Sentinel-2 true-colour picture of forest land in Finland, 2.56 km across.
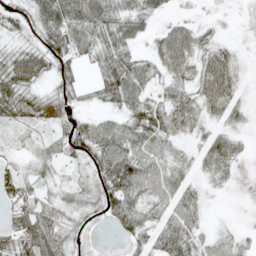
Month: May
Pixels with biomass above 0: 78%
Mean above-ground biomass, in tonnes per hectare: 41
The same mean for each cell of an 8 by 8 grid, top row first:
35 68 64 54 39 12 5 1
22 58 52 64 15 84 32 11
44 23 29 76 58 37 61 41
39 30 26 30 63 58 40 31
16 27 66 77 57 25 61 18
46 20 16 77 66 48 31 6
51 47 45 61 48 80 12 0
52 76 27 4 47 73 21 18
